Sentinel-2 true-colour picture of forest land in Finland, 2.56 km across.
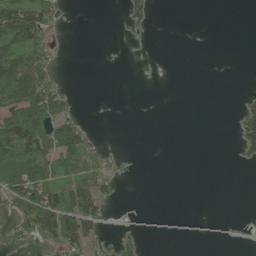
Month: June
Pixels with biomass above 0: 29%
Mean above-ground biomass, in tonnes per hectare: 31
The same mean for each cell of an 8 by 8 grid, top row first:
124 74 0 0 36 0 0 0
102 47 0 0 2 0 0 0
144 55 0 0 0 0 0 0
127 113 12 0 0 0 0 27
133 116 63 3 0 0 0 42
87 89 59 29 0 0 0 0
54 133 108 13 1 0 0 0
22 52 78 16 16 3 3 3
